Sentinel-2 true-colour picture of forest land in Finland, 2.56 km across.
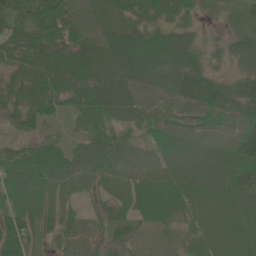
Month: June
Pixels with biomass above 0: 95%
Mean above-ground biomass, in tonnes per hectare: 58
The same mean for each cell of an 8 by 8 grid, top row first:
71 98 50 48 46 41 16 26
52 69 59 69 74 66 22 51
40 62 68 80 62 64 56 46
45 42 54 68 59 50 71 71
32 43 44 85 44 68 61 99
66 62 70 76 69 72 70 86
50 40 25 51 69 73 65 78
81 36 54 55 40 35 67 64
